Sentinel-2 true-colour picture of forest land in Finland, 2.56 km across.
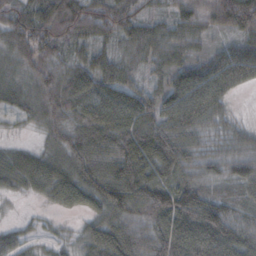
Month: October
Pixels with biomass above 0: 93%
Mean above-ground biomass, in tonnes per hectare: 75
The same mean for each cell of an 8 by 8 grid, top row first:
71 83 89 80 49 56 65 146
71 66 50 48 78 77 38 71
43 60 85 91 43 72 99 69
40 58 80 110 94 102 93 11
21 38 86 101 120 115 52 64
70 92 85 109 104 83 62 89
6 24 51 99 96 132 104 64
42 23 45 110 91 123 127 115
